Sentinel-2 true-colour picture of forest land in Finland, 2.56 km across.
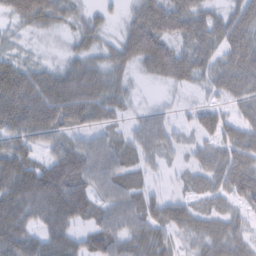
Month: February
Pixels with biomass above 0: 85%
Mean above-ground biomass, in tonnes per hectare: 53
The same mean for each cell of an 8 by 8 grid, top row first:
56 66 32 14 70 74 41 59
22 8 39 39 87 50 50 72
95 68 90 47 14 43 38 65
94 100 91 44 23 14 35 32
55 41 45 45 49 27 34 67
88 93 78 62 31 14 51 72
75 82 66 48 52 47 37 36
73 60 41 62 55 31 56 46
